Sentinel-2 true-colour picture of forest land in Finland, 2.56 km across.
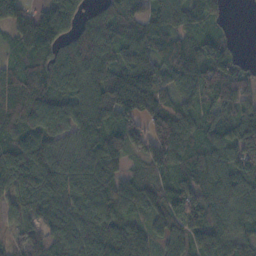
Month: November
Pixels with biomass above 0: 91%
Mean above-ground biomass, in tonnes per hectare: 94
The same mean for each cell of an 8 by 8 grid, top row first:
88 82 49 94 66 83 66 0
54 83 119 90 92 97 93 17
82 108 112 133 149 105 123 85
110 150 114 130 123 105 57 80
99 112 84 102 108 141 78 123
120 120 106 74 63 85 90 102
70 99 109 105 90 104 121 86
43 71 107 156 94 75 100 69
